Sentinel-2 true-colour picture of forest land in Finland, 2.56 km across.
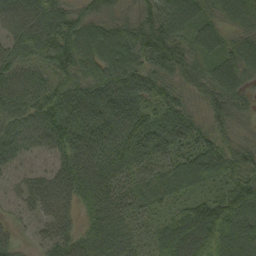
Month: September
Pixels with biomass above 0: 97%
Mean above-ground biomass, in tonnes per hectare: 70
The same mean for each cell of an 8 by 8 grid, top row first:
89 92 65 53 63 115 55 66
70 86 109 107 93 81 66 65
77 62 77 97 78 65 71 64
76 107 87 87 74 73 52 48
70 67 83 76 65 68 67 48
33 51 83 58 40 63 69 69
26 53 38 70 41 35 83 87
35 49 64 76 35 100 111 79
